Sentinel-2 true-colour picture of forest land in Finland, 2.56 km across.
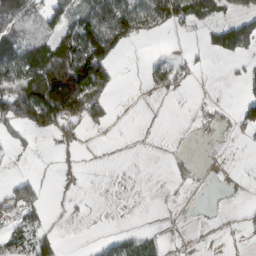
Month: March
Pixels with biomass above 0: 34%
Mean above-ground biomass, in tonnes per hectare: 41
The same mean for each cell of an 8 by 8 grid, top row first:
88 75 64 144 86 80 52 60
138 91 157 110 1 2 32 80
86 113 168 60 19 55 0 11
145 177 139 29 0 0 15 35
34 4 16 0 0 1 6 3
26 1 9 0 0 26 3 1
66 13 2 0 0 1 2 6
39 12 1 24 31 2 2 5
